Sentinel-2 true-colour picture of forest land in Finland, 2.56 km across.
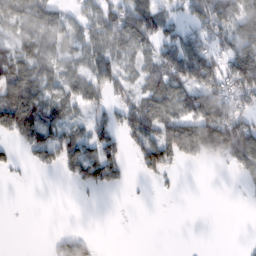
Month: February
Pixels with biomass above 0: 55%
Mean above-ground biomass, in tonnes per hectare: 48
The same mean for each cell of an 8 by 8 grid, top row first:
69 69 35 57 106 27 87 77
56 62 52 73 49 76 52 77
108 63 58 73 51 87 78 87
137 77 33 36 95 65 109 54
27 64 70 59 72 111 107 121
4 3 45 45 17 7 0 21
0 0 1 0 1 0 0 1
0 6 41 0 0 0 0 1
